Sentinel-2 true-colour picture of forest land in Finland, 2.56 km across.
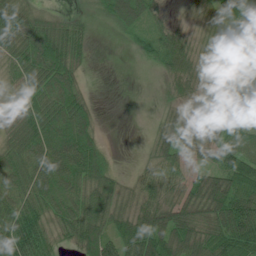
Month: July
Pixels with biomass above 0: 83%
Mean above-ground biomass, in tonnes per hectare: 57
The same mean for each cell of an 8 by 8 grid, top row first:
71 42 23 59 59 20 61 54
74 107 49 0 20 87 39 72
44 85 37 0 0 59 30 68
35 73 81 0 0 22 30 34
63 90 109 5 8 65 65 53
65 81 82 44 35 44 56 81
58 57 65 59 63 71 91 97
93 49 63 63 126 105 84 103
